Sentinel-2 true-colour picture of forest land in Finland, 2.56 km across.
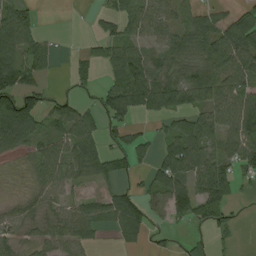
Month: August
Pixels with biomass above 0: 67%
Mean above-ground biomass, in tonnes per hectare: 59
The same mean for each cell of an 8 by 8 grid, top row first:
91 0 0 44 68 48 45 53
97 39 9 51 43 62 79 98
99 20 24 36 94 84 90 82
164 55 55 85 62 96 72 119
69 56 87 32 37 80 65 101
10 76 56 60 24 95 132 59
30 45 44 84 65 81 112 12
35 39 49 12 30 14 30 5
